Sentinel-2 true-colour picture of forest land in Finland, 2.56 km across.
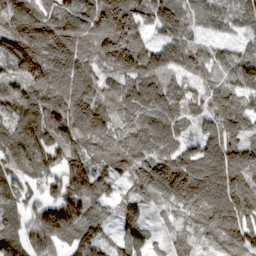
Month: March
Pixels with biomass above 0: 96%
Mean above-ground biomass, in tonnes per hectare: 144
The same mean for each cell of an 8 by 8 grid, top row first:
178 143 160 214 109 152 117 91
223 193 156 217 117 162 91 72
162 176 163 90 156 112 110 135
146 173 184 120 152 132 114 121
164 176 178 125 153 129 145 129
129 136 190 96 153 216 245 193
112 152 191 67 85 132 182 209
115 177 139 56 96 74 70 139
